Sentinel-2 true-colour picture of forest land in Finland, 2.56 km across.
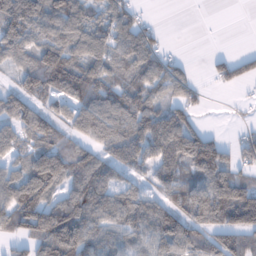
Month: January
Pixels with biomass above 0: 76%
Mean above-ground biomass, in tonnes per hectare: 84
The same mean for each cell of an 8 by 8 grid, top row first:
159 120 86 104 29 0 0 0
101 112 97 92 114 10 1 7
49 147 115 70 88 92 26 57
100 70 95 104 109 93 11 4
64 85 63 82 101 129 106 55
82 166 95 59 37 79 117 72
115 114 107 105 100 100 142 175
51 128 125 79 86 137 70 81
